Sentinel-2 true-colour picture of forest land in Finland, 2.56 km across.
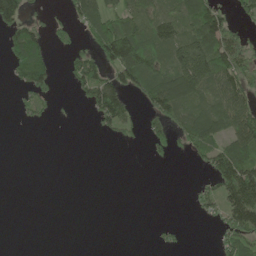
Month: June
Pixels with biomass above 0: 43%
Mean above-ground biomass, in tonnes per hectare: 46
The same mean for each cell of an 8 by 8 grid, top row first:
94 18 62 66 70 82 123 33
68 42 31 125 96 107 129 73
33 56 67 75 73 108 104 86
11 16 3 112 31 77 97 113
0 0 0 7 18 38 81 94
0 0 0 0 0 0 41 144
0 0 0 0 0 0 25 142
0 0 0 0 0 11 1 83
